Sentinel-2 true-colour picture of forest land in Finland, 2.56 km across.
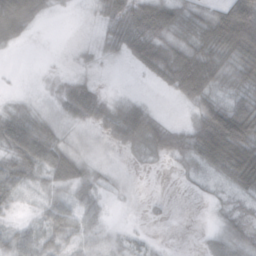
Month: October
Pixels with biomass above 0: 67%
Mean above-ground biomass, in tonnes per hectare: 27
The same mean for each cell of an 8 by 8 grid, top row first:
73 10 1 39 68 43 31 77
10 0 5 22 63 39 51 76
0 4 18 0 10 68 58 39
15 8 33 30 39 1 60 58
39 39 9 19 26 32 88 84
23 24 28 7 1 3 12 64
8 17 25 2 4 1 2 10
24 13 9 7 8 0 12 18
